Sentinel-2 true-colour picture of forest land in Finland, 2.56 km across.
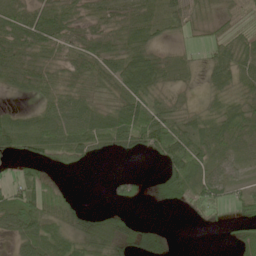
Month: May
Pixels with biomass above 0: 73%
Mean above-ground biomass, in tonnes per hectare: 37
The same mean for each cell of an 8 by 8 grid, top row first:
38 45 32 31 26 34 26 17
41 38 35 33 49 13 25 56
30 38 42 42 71 24 23 42
20 38 58 44 53 41 29 47
49 57 61 42 51 97 55 36
22 26 5 14 12 83 51 19
66 59 25 20 6 17 35 31
38 46 43 53 46 5 0 35
